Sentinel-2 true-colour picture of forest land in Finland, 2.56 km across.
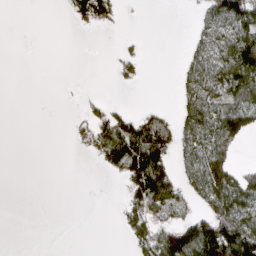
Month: March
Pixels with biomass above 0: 36%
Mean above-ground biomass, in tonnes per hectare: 39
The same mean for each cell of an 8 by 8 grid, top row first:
0 0 37 36 0 0 39 107
0 0 0 1 8 1 43 123
0 0 0 6 9 15 60 100
0 0 11 34 30 32 71 96
0 0 22 119 143 63 72 38
0 0 0 15 142 58 129 63
0 0 0 1 87 43 60 96
0 0 0 0 58 125 171 135
